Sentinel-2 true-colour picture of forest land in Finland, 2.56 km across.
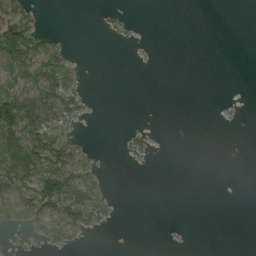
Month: August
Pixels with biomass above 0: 27%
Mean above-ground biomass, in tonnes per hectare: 24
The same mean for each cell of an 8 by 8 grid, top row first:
79 2 0 14 0 0 0 0
92 61 1 3 2 0 0 0
72 87 18 0 0 0 0 0
105 93 33 0 0 0 0 2
113 78 27 0 20 0 0 0
100 94 91 4 0 0 0 0
89 86 92 25 0 0 0 0
15 43 22 0 0 1 0 0
